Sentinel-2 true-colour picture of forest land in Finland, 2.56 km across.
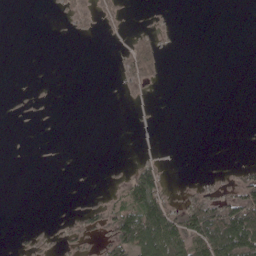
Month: May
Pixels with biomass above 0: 21%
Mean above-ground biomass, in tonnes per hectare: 21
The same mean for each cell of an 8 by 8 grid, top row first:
0 1 26 23 2 1 0 0
0 0 0 1 44 2 0 0
0 0 0 2 36 0 0 0
2 1 0 0 0 0 0 0
0 0 0 0 0 0 0 0
0 0 0 4 78 1 11 30
0 0 13 39 126 49 90 110
2 11 20 71 137 112 130 152
